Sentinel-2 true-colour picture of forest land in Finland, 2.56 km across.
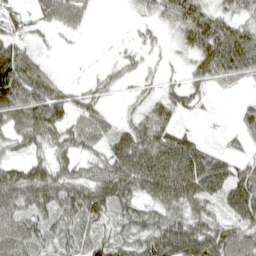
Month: April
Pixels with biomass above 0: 76%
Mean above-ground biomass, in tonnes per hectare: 53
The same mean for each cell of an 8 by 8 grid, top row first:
31 45 42 0 17 64 71 46
63 8 2 3 17 17 101 116
126 54 6 23 17 11 59 46
82 94 42 12 36 50 8 25
36 52 47 53 78 83 21 22
66 71 48 78 96 111 105 73
60 69 82 66 46 62 41 80
71 53 47 60 79 76 77 81
